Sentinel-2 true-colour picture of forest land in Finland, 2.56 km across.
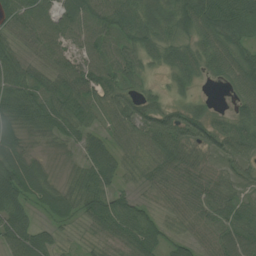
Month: July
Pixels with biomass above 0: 92%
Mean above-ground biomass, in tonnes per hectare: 57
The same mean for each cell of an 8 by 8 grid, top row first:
72 52 86 82 67 78 107 104
41 56 44 43 56 49 60 69
70 44 69 64 26 49 23 71
91 72 62 49 74 50 31 44
67 37 37 38 49 88 57 61
110 41 46 45 35 61 48 42
76 49 53 79 38 35 58 51
86 40 11 41 63 39 38 80
